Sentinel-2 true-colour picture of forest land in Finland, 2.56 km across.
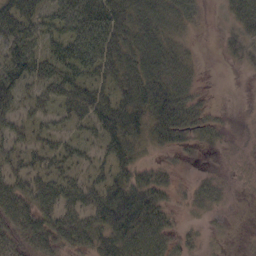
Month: October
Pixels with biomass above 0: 70%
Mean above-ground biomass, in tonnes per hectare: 35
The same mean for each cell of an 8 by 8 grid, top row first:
57 39 76 58 40 28 5 30
51 38 83 61 45 21 0 15
62 52 54 39 52 34 1 0
42 37 44 47 41 58 19 0
36 37 33 37 20 23 15 1
49 51 30 38 26 11 9 0
57 59 58 68 66 15 15 0
41 49 42 42 51 22 6 1
